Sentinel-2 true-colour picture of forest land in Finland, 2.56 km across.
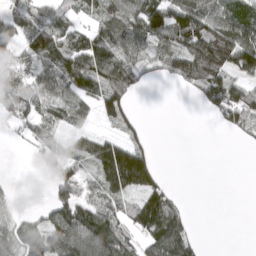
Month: March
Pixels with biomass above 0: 64%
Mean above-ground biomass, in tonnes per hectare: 69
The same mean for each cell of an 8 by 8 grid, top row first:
89 67 44 90 117 114 104 89
92 142 97 123 79 106 187 132
77 85 120 126 41 47 138 71
66 62 44 82 6 0 33 109
6 48 46 91 53 0 0 9
3 32 85 130 140 1 0 0
16 56 108 69 108 67 0 0
66 88 132 102 65 120 3 0
